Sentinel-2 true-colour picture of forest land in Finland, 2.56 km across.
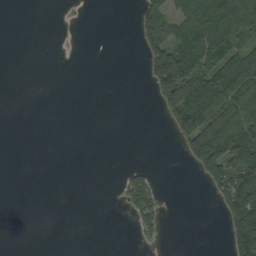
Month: September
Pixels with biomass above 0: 28%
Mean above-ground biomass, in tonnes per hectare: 41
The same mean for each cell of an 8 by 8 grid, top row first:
0 0 1 0 42 53 115 218
0 0 0 0 35 93 115 82
0 0 0 0 13 194 149 149
0 0 0 0 0 113 194 161
0 0 0 0 0 16 178 156
0 0 0 1 29 0 58 132
0 0 0 1 65 0 1 132
0 0 0 0 13 0 0 96
